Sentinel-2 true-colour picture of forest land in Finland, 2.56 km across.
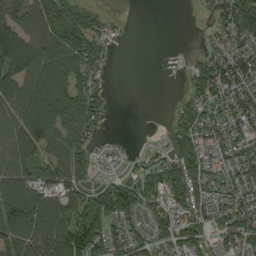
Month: September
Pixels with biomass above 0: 74%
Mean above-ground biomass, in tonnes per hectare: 81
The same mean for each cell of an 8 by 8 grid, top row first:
107 159 99 16 0 0 15 125
206 143 127 24 0 2 33 71
161 140 98 8 0 2 104 105
129 171 150 17 0 35 73 88
143 108 87 22 6 52 81 75
122 75 86 36 58 74 85 66
176 143 100 119 69 70 72 78
120 168 153 88 64 82 49 77
